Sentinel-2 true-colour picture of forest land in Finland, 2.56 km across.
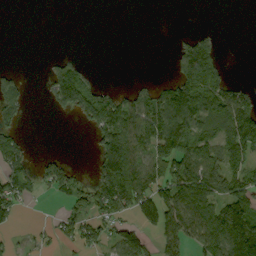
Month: September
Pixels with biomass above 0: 47%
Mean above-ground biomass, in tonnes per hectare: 68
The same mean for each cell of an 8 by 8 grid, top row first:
0 0 0 0 0 0 0 0
0 0 0 0 0 30 101 0
41 63 134 1 11 97 162 16
51 13 115 138 125 155 106 109
61 0 0 165 95 118 73 96
93 70 32 182 114 126 104 75
66 1 60 138 121 145 118 161
15 32 74 63 68 96 123 174
